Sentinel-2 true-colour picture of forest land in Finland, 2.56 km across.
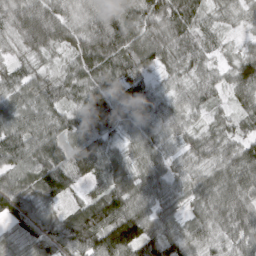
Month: March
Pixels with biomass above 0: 97%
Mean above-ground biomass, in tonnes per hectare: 68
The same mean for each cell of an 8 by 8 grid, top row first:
82 84 56 96 93 99 39 33
40 59 71 104 89 70 43 27
53 44 62 72 57 33 47 83
55 59 65 101 57 52 35 44
83 81 65 39 61 35 58 63
65 105 65 71 55 43 53 90
93 53 66 117 64 43 67 86
58 88 97 147 102 68 66 76
